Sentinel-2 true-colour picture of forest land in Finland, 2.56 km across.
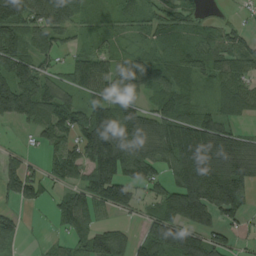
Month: August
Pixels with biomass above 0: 79%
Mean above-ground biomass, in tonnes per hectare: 104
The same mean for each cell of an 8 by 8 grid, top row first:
175 145 67 44 57 91 31 21
131 79 45 47 41 59 71 71
164 84 104 107 111 86 68 87
149 110 99 130 90 107 55 64
15 76 127 196 124 198 206 91
135 73 106 195 119 135 250 192
43 33 124 110 49 174 195 97
62 13 104 145 97 182 124 91
